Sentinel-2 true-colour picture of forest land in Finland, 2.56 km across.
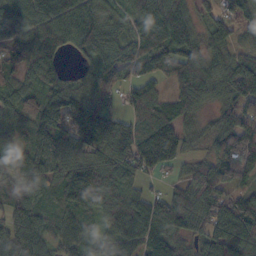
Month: October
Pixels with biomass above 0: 90%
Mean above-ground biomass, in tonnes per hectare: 89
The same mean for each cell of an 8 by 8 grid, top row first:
106 115 105 53 78 96 34 54
79 89 79 84 80 85 78 56
66 80 42 73 65 66 93 139
107 143 139 64 88 74 29 103
55 119 110 110 115 94 37 106
107 97 139 99 54 28 98 42
97 77 116 114 106 126 118 139
103 70 93 86 109 80 99 121
